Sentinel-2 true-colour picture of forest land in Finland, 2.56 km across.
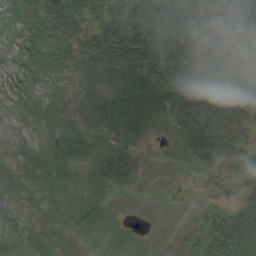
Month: August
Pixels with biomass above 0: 69%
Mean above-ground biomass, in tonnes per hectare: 24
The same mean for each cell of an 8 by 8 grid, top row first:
4 31 30 36 77 80 38 67
3 18 22 50 75 71 42 8
3 7 8 17 61 61 44 41
1 5 7 31 51 35 68 63
1 7 19 17 6 23 51 29
4 7 5 30 8 5 2 4
0 3 6 5 2 2 10 21
0 3 4 7 3 5 33 58
